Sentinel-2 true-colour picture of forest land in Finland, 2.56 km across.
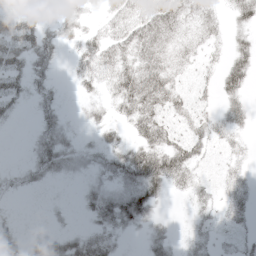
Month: May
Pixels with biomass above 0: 64%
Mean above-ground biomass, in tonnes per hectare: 23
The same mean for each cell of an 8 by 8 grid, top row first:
39 19 25 24 36 41 32 25
38 29 21 29 34 20 16 22
22 17 17 26 46 18 8 35
11 19 5 16 44 24 14 26
0 35 12 23 38 30 24 12
13 20 13 37 72 40 8 17
2 4 9 46 45 1 16 23
14 25 29 21 15 13 14 14
